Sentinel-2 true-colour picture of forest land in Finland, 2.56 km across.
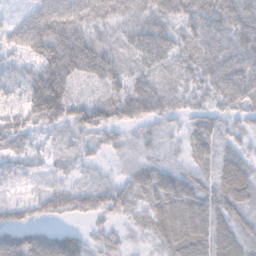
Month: November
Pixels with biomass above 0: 89%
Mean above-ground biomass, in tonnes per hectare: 48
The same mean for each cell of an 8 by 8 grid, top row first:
15 63 56 47 53 57 75 91
40 74 78 41 63 54 60 77
24 85 37 49 44 33 54 74
30 90 50 47 58 31 39 41
30 19 26 26 38 21 50 29
29 18 21 20 51 42 41 78
32 33 40 45 37 69 57 61
70 64 36 22 15 64 66 62
